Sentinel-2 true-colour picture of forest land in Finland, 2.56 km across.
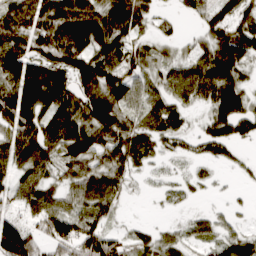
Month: March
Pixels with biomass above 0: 78%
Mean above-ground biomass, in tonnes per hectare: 60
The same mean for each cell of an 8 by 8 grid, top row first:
86 95 100 91 43 15 44 65
84 76 76 69 33 22 64 100
96 110 84 89 47 51 87 46
120 76 91 109 58 56 45 71
81 86 112 83 49 33 53 35
54 47 68 68 13 10 11 8
35 67 47 39 1 8 8 7
135 57 98 51 34 34 34 40
